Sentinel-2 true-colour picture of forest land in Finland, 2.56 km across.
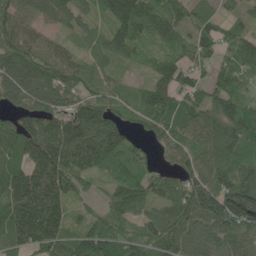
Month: June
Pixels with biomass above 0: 90%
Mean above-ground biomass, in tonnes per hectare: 99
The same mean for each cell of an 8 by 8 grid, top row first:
94 83 71 130 127 66 80 41
102 73 42 94 55 54 74 82
126 128 82 54 33 91 66 76
73 115 124 86 88 129 91 107
110 163 175 140 54 81 92 128
120 178 95 72 85 58 98 99
167 196 33 71 85 104 154 229
116 138 96 118 76 98 95 91
